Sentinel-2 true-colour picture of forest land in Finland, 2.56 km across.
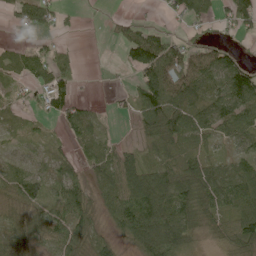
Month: June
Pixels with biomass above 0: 72%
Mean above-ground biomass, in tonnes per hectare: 52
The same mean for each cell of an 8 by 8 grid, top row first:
33 59 6 13 6 31 39 86
26 25 5 6 121 46 34 17
24 63 17 2 74 85 62 96
25 39 31 8 69 109 82 88
17 23 30 26 37 68 34 36
61 43 27 81 101 87 75 77
37 47 67 59 113 95 58 76
53 49 63 34 123 99 21 80
